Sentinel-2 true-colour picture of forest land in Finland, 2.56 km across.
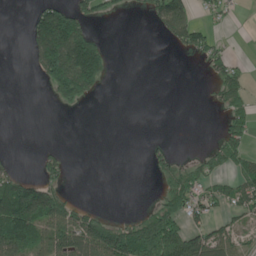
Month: June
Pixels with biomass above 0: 36%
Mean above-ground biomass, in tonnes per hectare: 55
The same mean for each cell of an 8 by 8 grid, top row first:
0 124 87 22 24 132 23 8
0 174 202 20 0 31 68 1
0 74 203 13 0 0 20 62
0 0 9 0 0 0 5 59
0 6 0 0 9 12 13 72
71 49 0 0 2 74 55 66
207 182 52 2 17 88 65 59
179 101 137 181 191 154 87 35
